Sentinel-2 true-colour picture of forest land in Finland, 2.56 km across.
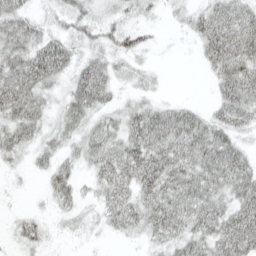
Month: April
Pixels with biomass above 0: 78%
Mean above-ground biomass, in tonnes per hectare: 37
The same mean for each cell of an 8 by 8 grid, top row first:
39 18 34 18 14 12 49 52
43 64 26 34 24 2 44 66
57 45 50 32 19 0 12 67
50 28 46 29 43 43 25 55
41 28 33 41 66 65 59 28
9 30 21 55 59 55 53 57
5 11 20 42 50 61 56 55
18 15 7 6 19 42 49 67
